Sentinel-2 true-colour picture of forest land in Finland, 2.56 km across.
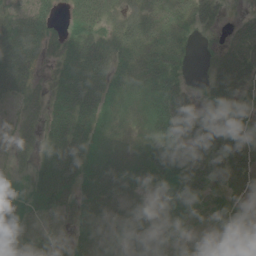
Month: June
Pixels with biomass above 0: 85%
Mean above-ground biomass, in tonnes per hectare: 39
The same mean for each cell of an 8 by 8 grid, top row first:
48 26 42 30 37 43 28 11
64 24 41 39 41 33 4 48
75 15 55 38 33 26 19 46
37 37 53 27 22 58 28 40
37 45 50 30 26 54 57 58
19 58 48 44 35 51 49 48
30 49 46 47 39 45 32 33
42 34 39 49 54 37 22 35
